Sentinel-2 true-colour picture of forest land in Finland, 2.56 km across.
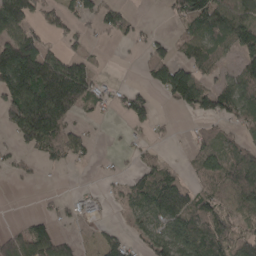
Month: April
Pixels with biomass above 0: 55%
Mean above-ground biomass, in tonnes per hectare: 56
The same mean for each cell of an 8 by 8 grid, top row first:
116 44 56 21 4 35 118 85
148 53 28 6 20 36 78 74
173 132 107 9 16 126 37 66
111 182 47 16 60 19 69 74
31 83 19 1 19 5 47 41
18 3 2 11 55 40 66 85
0 9 25 9 87 104 63 47
72 94 24 46 48 113 111 60
